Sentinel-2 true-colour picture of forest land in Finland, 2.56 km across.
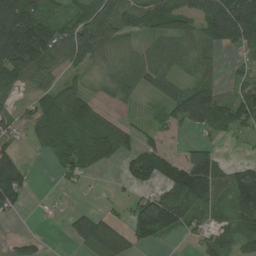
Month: July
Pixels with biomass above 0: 69%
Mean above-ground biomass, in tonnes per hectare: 67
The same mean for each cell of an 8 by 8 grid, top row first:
140 71 66 113 99 113 116 146
149 120 144 74 42 66 34 66
81 69 34 49 66 49 38 33
36 67 95 35 21 68 115 92
25 61 75 101 59 18 52 8
94 4 40 7 86 136 151 81
32 6 15 9 86 104 78 87
18 8 47 87 58 12 54 57
